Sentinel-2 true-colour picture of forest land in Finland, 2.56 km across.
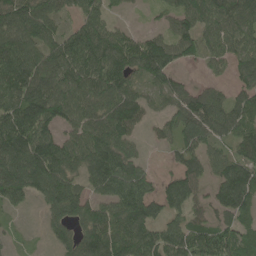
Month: May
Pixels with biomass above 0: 80%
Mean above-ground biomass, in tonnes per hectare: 95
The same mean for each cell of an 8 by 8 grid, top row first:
134 101 68 34 8 81 118 112
118 99 133 122 116 91 67 95
137 109 123 117 68 58 31 55
132 131 100 118 72 77 119 91
155 129 108 132 26 67 79 93
137 153 85 152 82 72 59 132
31 70 102 107 112 70 62 103
14 29 93 119 120 109 131 99
